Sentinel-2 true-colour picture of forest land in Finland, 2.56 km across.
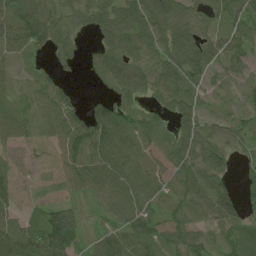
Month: June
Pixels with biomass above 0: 81%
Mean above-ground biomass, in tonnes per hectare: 51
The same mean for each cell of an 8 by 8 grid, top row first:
66 58 42 59 86 66 35 57
61 52 23 58 69 78 54 52
27 40 9 65 61 68 37 31
46 74 45 74 35 52 24 32
35 31 91 113 69 53 51 34
24 13 79 97 62 47 67 24
24 34 17 48 43 50 55 43
75 88 33 77 68 44 28 39
